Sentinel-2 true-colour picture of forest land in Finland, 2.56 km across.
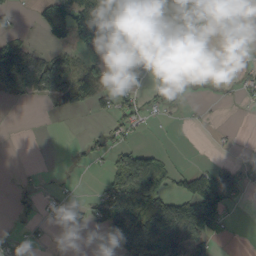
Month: September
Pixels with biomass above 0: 39%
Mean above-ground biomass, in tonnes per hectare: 43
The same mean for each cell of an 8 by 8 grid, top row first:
17 67 116 144 41 98 37 0
73 27 69 82 48 20 2 1
111 92 108 50 13 2 0 17
0 7 25 41 30 7 3 2
0 0 9 30 15 1 1 2
2 3 1 57 137 46 74 54
20 12 12 141 143 104 149 13
38 7 0 40 113 112 67 2
